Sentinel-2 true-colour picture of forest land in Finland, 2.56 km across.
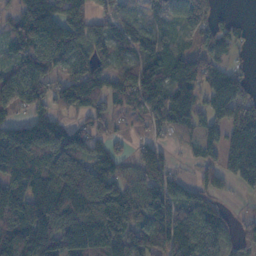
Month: November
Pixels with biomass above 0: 82%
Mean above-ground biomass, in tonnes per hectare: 101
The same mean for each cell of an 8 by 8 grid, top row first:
63 134 131 68 54 57 74 9
76 155 112 87 85 68 113 22
140 88 82 100 158 121 101 83
70 77 51 57 81 134 77 103
177 169 91 54 60 26 71 164
130 147 177 107 77 44 46 117
138 155 176 183 94 103 99 6
137 165 137 119 101 164 146 67
